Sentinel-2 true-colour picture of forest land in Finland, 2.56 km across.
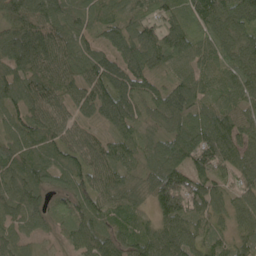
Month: May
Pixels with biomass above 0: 97%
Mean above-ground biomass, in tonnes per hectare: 89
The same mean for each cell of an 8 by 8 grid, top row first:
91 96 76 64 81 88 144 122
101 95 73 64 125 116 100 104
79 86 76 93 79 75 85 103
73 89 47 90 61 125 95 97
87 87 82 77 61 128 145 121
97 74 88 90 67 155 100 82
81 57 84 96 47 143 89 69
57 20 77 93 95 119 80 61
